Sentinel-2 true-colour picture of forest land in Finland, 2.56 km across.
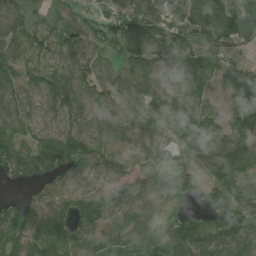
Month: July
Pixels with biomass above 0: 84%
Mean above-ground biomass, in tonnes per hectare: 86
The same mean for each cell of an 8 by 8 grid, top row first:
82 40 46 69 127 51 143 37
79 49 65 61 159 160 73 27
68 70 86 75 114 122 111 135
93 59 76 91 87 88 86 111
104 136 105 81 76 60 131 118
59 83 70 61 62 95 72 86
72 70 84 77 76 38 57 93
115 106 81 51 91 127 117 129
